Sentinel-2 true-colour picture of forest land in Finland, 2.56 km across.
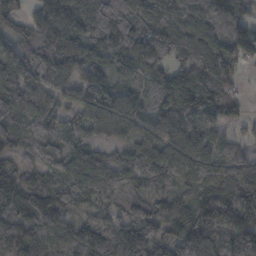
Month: November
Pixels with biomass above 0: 90%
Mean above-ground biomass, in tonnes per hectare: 95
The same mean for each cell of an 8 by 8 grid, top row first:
80 108 124 136 116 141 120 72
92 76 83 124 157 80 102 112
144 82 73 71 92 115 122 29
114 80 71 66 57 133 147 52
58 90 81 29 69 87 84 30
69 78 130 97 80 92 111 115
77 85 60 61 78 99 100 107
112 117 143 110 120 93 117 109
